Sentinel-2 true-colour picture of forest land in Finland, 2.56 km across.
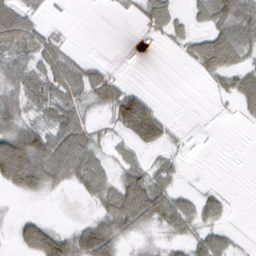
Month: March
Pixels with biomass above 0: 57%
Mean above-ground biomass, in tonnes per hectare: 40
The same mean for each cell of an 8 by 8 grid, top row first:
70 10 0 3 37 35 43 90
70 48 3 0 0 13 71 67
62 48 51 36 0 0 15 47
60 52 49 48 100 1 1 17
110 91 85 21 52 13 1 0
123 82 61 37 53 22 1 0
4 3 3 66 95 61 36 0
28 113 70 82 20 32 48 10
